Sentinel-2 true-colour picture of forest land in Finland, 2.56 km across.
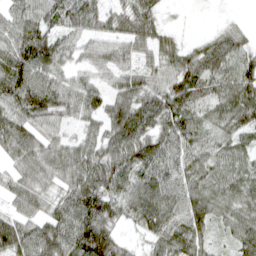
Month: April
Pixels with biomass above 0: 91%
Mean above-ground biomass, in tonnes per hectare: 66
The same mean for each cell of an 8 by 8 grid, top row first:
60 71 89 54 66 5 6 5
85 100 46 49 52 47 49 44
105 68 47 50 63 77 69 80
79 76 67 81 90 81 48 77
81 53 52 76 93 77 50 54
44 54 83 88 74 70 59 63
45 44 93 68 92 72 73 61
101 99 112 89 38 77 37 57
